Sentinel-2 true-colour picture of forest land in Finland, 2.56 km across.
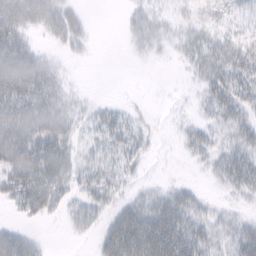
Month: February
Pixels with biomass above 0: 64%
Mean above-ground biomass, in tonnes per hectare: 30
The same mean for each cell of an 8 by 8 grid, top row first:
79 55 19 0 26 13 18 16
77 10 15 0 18 15 34 29
86 49 2 0 0 1 41 39
77 54 18 20 7 4 20 34
105 65 22 33 20 6 23 28
62 64 32 39 8 2 8 40
21 40 25 24 32 41 14 7
51 5 5 46 67 57 27 28
